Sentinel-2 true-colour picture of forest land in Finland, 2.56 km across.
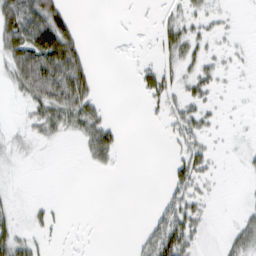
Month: February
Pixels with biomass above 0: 37%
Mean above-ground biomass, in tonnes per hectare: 18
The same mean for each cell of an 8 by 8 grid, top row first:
70 71 3 0 1 15 17 2
66 81 33 0 1 27 13 5
37 75 58 0 18 16 22 2
2 40 50 4 4 18 15 2
10 7 14 37 0 13 14 3
2 0 0 3 0 25 16 3
11 9 0 0 0 36 10 6
39 7 1 0 18 57 4 27
